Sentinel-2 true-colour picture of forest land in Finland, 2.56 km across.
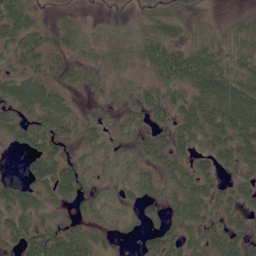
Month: June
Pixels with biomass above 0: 73%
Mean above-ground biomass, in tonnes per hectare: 31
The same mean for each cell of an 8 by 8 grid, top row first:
55 7 11 8 19 28 6 12
40 25 25 20 35 40 40 36
36 31 22 14 16 48 68 51
31 43 16 13 30 34 62 73
21 39 24 19 29 39 38 58
12 47 38 21 26 31 28 25
45 23 12 16 20 27 38 30
34 52 55 17 18 28 37 37
